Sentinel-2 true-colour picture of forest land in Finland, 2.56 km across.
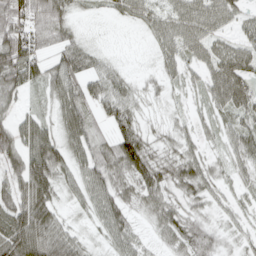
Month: April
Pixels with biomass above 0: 77%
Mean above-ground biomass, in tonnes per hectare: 42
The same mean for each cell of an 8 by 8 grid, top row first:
78 75 9 15 34 45 56 33
93 32 12 3 5 43 42 45
64 50 39 42 10 19 43 77
25 19 62 17 13 8 20 46
71 78 50 50 56 26 15 48
53 90 44 61 72 51 34 25
67 59 16 64 31 34 20 20
103 77 26 39 17 39 40 17
